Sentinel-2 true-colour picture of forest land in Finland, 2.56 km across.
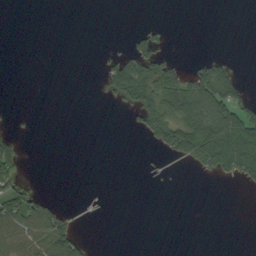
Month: September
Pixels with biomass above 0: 23%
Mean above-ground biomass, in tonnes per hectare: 21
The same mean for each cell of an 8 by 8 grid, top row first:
0 0 0 0 0 0 0 0
0 0 0 3 47 1 0 0
0 0 0 57 81 70 89 22
1 0 0 1 54 82 88 66
30 0 0 0 8 75 110 99
35 0 0 0 1 1 12 41
72 40 2 0 0 0 0 0
57 75 32 0 0 0 0 0
